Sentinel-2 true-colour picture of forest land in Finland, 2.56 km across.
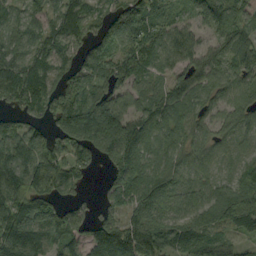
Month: September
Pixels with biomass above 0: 89%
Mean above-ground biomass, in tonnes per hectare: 89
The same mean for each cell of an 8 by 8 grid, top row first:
64 64 86 81 104 53 79 62
83 78 64 78 102 113 66 81
104 93 96 78 71 67 80 71
64 76 160 135 88 103 66 81
100 89 126 177 114 83 81 46
102 143 61 67 107 74 48 60
141 96 51 57 106 80 78 135
133 96 68 128 124 95 93 46
